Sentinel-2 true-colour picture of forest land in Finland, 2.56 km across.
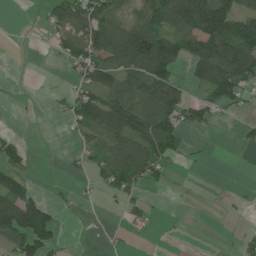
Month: June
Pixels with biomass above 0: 48%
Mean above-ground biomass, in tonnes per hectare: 51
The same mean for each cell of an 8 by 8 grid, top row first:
0 46 98 67 68 121 160 87
0 10 84 107 150 128 130 137
1 1 46 75 106 71 95 116
3 5 75 103 96 91 52 17
41 0 22 54 102 71 3 12
56 1 15 72 70 5 2 0
115 53 4 5 24 2 1 5
80 95 2 8 2 2 0 19
